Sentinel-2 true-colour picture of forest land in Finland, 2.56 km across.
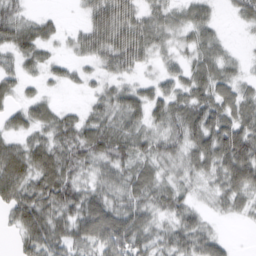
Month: March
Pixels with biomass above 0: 84%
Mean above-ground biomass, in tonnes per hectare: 45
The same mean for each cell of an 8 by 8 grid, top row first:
44 19 11 79 42 32 34 29
52 27 32 80 55 21 44 5
37 21 22 27 19 38 64 29
32 37 22 52 51 61 79 58
42 59 66 76 43 41 77 89
83 81 42 48 44 23 33 76
65 71 64 49 44 47 14 26
20 73 45 67 47 49 47 1
